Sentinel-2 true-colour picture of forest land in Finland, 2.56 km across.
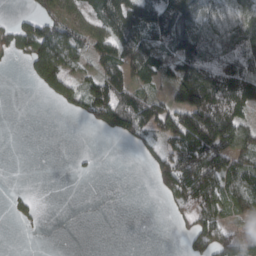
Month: March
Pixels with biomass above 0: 56%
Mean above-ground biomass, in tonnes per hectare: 64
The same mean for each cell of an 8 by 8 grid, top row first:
16 72 55 120 111 131 84 90
51 134 67 115 118 105 113 138
0 101 49 87 66 97 161 156
0 0 40 142 106 129 197 85
0 0 0 2 43 106 207 109
0 0 7 0 3 131 135 101
18 1 0 0 0 34 92 63
0 1 0 0 0 4 78 52
